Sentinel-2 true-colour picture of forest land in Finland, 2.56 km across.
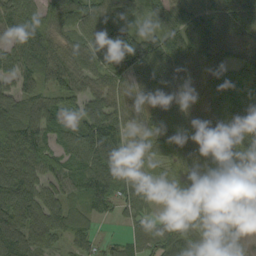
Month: September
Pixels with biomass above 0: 94%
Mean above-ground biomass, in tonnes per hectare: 70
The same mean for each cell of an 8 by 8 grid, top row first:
80 60 70 64 31 92 96 117
56 73 67 87 82 81 102 66
71 59 66 73 69 67 67 46
69 62 57 93 58 75 72 75
104 57 73 105 40 54 75 99
79 64 73 106 54 43 69 65
83 91 47 60 48 39 76 69
81 67 47 22 67 100 73 44
